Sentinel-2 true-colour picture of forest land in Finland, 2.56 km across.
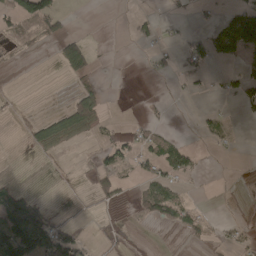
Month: April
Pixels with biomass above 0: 25%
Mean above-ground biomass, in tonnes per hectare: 23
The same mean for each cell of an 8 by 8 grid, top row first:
63 70 0 0 13 7 6 92
15 5 45 2 9 17 64 88
0 0 25 0 1 10 13 47
1 11 60 2 6 0 12 11
0 44 11 33 36 35 9 2
3 0 3 32 31 40 1 1
85 21 10 8 38 58 3 1
116 99 36 5 2 2 13 23
